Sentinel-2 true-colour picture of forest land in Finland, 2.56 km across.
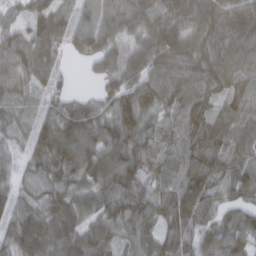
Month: March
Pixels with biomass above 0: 93%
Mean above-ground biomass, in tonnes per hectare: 78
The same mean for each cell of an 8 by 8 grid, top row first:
44 116 72 95 98 101 120 126
89 95 76 69 82 123 100 119
77 58 3 66 88 101 92 88
66 46 70 72 81 67 66 65
38 87 93 84 65 57 85 74
47 76 71 93 62 62 80 76
69 78 81 78 76 90 62 63
80 101 93 60 73 69 62 85
